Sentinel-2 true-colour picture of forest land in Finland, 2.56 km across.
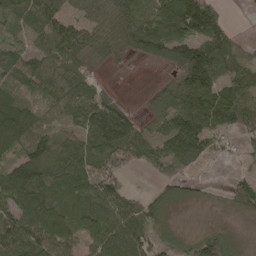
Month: April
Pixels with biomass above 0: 79%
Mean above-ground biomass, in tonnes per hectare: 63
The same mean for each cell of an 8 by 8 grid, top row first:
41 64 40 81 60 127 116 5
34 67 62 55 67 93 110 30
53 66 57 5 1 57 124 66
92 36 93 140 18 115 113 81
58 83 73 106 56 102 51 23
81 91 74 71 6 37 5 15
71 82 61 70 54 24 10 29
107 85 47 93 66 42 73 21
